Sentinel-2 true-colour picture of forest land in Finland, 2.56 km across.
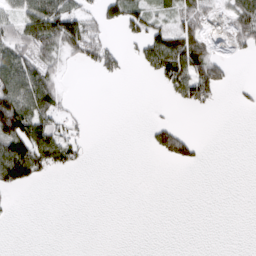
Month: March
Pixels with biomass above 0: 33%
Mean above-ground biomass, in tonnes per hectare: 37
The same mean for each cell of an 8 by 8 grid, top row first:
57 145 71 52 71 57 44 87
81 89 93 37 59 121 53 31
107 66 0 13 6 92 130 3
185 68 8 0 0 5 12 4
130 104 34 0 6 101 3 0
94 23 2 0 0 0 0 0
2 0 0 0 0 0 0 0
0 0 0 0 0 0 0 0
